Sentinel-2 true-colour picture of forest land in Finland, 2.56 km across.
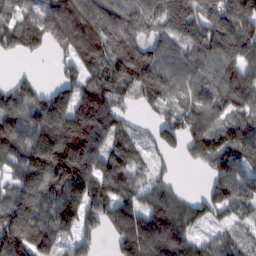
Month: February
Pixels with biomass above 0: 85%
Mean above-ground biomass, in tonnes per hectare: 137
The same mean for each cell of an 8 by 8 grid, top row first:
111 178 187 158 185 248 178 209
75 78 161 165 135 112 203 203
51 14 145 124 216 133 135 206
123 209 200 122 48 89 145 119
144 237 210 106 54 84 149 186
129 200 184 136 55 23 63 167
178 145 141 136 122 121 100 103
198 112 82 64 217 141 53 71
